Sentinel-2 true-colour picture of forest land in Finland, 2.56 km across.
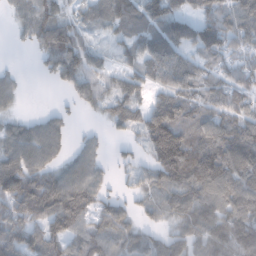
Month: February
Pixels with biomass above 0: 81%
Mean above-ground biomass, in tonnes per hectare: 89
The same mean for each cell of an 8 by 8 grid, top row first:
33 85 44 92 109 93 104 115
12 100 97 34 97 103 95 62
28 19 111 68 91 156 88 70
23 26 33 59 104 149 117 97
97 108 38 23 87 236 145 147
145 95 92 30 53 132 133 132
108 125 113 72 41 76 90 123
114 87 69 81 58 82 90 136
